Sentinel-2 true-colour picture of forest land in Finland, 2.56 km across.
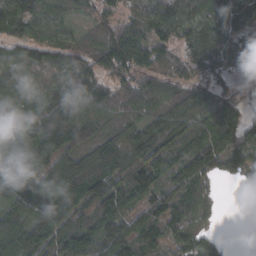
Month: March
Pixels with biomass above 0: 89%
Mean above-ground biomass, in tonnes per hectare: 100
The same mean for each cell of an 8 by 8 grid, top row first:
136 81 55 69 97 110 90 103
86 106 93 147 120 92 133 99
100 65 91 84 87 72 103 43
96 133 121 96 85 97 123 82
94 142 126 104 110 122 151 121
115 97 133 102 108 101 110 85
118 111 100 126 96 122 71 0
103 113 108 120 106 94 72 13
